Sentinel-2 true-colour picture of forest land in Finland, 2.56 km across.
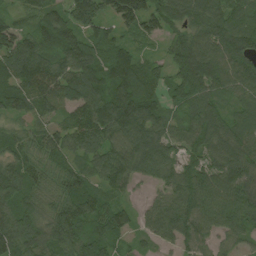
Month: August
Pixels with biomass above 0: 94%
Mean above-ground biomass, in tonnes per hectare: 85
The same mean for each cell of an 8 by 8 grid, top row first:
42 83 113 89 143 85 91 61
137 100 115 82 32 59 101 86
103 120 113 94 103 77 110 88
66 58 88 123 124 45 90 56
67 81 79 89 111 76 95 81
104 76 65 83 55 87 88 93
91 68 97 74 35 103 104 100
103 88 88 66 33 69 58 45
